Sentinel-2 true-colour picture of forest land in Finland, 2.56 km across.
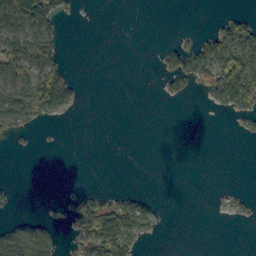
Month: October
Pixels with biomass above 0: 27%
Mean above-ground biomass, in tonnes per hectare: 23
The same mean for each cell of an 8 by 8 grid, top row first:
104 95 4 0 0 0 1 28
62 61 0 0 0 34 58 94
48 69 4 0 0 34 43 140
70 34 2 0 0 0 4 44
5 1 0 0 0 0 0 1
0 0 0 0 0 0 0 0
5 2 42 55 30 0 0 11
77 45 30 95 24 0 0 0
